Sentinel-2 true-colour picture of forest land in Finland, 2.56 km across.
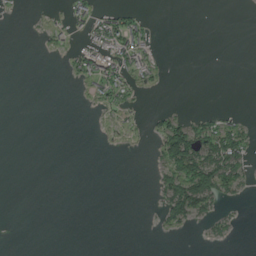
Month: August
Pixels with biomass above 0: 20%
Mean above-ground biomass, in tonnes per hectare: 16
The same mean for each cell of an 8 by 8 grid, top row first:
4 6 35 42 16 0 0 0
0 9 22 61 46 0 0 0
0 0 24 71 17 0 0 0
0 0 0 16 7 15 12 6
0 0 0 1 3 115 81 58
0 0 0 0 0 77 111 45
0 0 0 0 0 51 35 4
0 0 0 0 0 0 9 2
